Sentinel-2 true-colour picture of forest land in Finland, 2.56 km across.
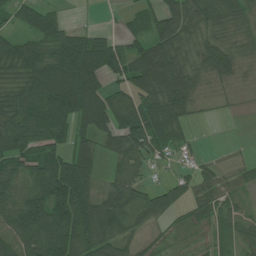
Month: July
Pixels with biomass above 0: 81%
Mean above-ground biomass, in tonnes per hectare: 67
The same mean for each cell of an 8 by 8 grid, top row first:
43 45 3 3 39 87 67 59
62 59 98 75 61 84 77 59
61 134 165 47 107 136 52 30
98 122 112 107 98 100 11 7
79 75 46 52 102 57 3 4
71 125 95 39 34 32 50 31
87 115 102 98 72 50 57 36
81 106 106 80 24 21 30 46
